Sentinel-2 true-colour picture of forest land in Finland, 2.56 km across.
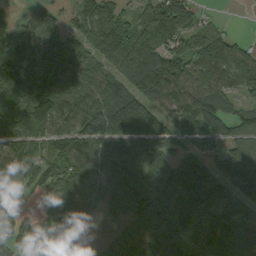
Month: September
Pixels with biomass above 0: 88%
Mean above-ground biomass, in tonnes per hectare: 100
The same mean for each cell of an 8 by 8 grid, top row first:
19 66 92 119 67 160 16 0
94 119 90 121 101 88 110 72
113 152 105 87 137 152 124 114
116 115 97 150 140 120 163 58
113 64 130 121 108 65 76 94
41 79 105 98 73 91 106 158
42 68 117 105 140 113 115 96
74 67 84 103 134 96 145 107
